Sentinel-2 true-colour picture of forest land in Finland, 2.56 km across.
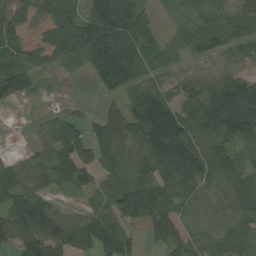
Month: August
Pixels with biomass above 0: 83%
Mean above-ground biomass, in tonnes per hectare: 67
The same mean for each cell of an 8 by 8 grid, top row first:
96 88 60 110 50 12 39 44
71 96 90 107 75 46 64 39
111 7 7 82 53 49 62 80
3 18 15 46 125 96 111 136
2 56 78 67 95 142 74 54
51 43 58 37 53 80 64 63
76 83 26 67 95 70 33 66
85 122 83 113 24 66 57 97
